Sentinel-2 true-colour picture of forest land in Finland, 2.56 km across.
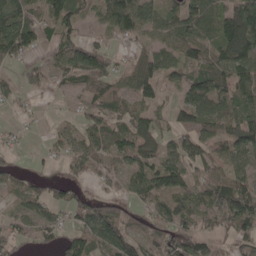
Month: May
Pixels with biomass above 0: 71%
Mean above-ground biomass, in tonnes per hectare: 60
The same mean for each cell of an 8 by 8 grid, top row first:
86 62 55 86 84 69 83 143
102 36 66 24 34 73 68 137
32 34 65 61 77 41 88 104
11 3 30 51 54 38 74 79
10 11 43 59 95 55 51 80
27 22 25 33 86 88 68 61
24 53 59 51 45 73 67 123
37 20 54 105 59 100 53 47
